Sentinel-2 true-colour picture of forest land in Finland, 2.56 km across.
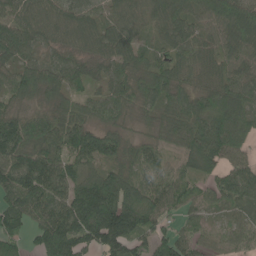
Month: June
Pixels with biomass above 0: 93%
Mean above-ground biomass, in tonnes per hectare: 92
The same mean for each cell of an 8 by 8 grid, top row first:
85 92 86 55 74 102 87 140
125 56 70 88 54 71 71 90
85 102 65 70 87 83 75 78
80 73 69 70 52 97 137 115
157 97 109 88 50 64 161 98
142 144 77 104 56 40 67 107
122 126 166 198 126 44 41 65
66 142 129 183 68 76 36 41
